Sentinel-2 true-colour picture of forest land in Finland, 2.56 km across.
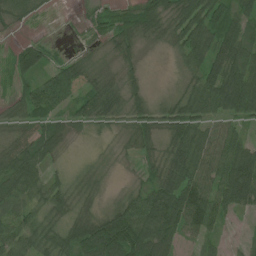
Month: July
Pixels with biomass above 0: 85%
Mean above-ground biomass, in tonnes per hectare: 58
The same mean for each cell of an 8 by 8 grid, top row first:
38 8 15 33 73 74 89 65
37 42 10 31 20 47 94 83
41 73 56 38 22 17 81 99
31 65 66 66 49 63 67 77
56 71 6 12 44 63 65 58
84 38 23 8 23 89 66 132
53 68 43 39 95 122 90 61
71 65 83 150 129 71 33 8
